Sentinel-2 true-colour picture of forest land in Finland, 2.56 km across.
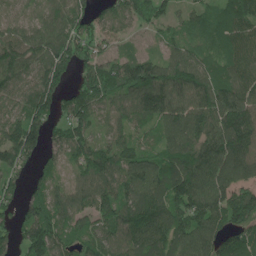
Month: June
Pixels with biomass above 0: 91%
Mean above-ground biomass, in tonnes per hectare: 109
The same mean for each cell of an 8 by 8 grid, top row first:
40 66 102 93 91 61 68 126
111 113 114 56 34 73 75 106
94 145 74 122 165 131 134 108
85 119 125 78 104 122 138 142
156 95 125 86 68 128 132 145
89 68 79 130 128 157 129 97
77 121 91 136 170 132 135 151
78 167 90 107 142 130 123 107
